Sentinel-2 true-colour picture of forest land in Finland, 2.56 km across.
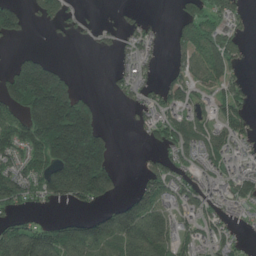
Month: June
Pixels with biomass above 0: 58%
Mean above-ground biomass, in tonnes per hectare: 84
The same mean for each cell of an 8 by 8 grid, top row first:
97 66 17 5 18 32 62 38
8 4 2 20 52 34 100 40
180 257 16 25 50 52 88 44
93 295 194 1 48 80 52 72
113 199 305 57 13 92 90 64
109 138 309 107 58 74 51 74
50 21 31 68 134 73 59 45
152 125 148 133 152 88 54 26
